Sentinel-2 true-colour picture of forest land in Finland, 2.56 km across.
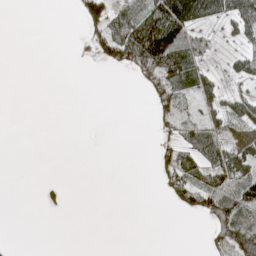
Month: May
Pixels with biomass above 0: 34%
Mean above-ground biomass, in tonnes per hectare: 31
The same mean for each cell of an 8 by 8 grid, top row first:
0 0 38 67 80 157 64 87
0 0 7 85 223 117 26 22
0 0 0 0 49 49 35 27
0 0 0 0 0 65 31 48
0 0 0 0 0 43 67 58
0 1 0 0 0 59 57 69
0 9 0 0 0 21 78 92
1 0 0 0 0 0 23 112
